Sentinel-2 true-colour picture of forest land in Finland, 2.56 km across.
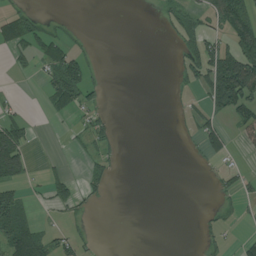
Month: July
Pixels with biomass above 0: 28%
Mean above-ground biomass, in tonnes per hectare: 31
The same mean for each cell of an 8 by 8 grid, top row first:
56 11 0 0 0 44 44 94
56 68 18 0 0 25 76 123
5 44 100 0 0 13 73 183
13 20 37 8 0 4 38 65
109 0 13 25 0 2 37 11
83 30 18 26 0 0 8 27
88 16 26 2 0 0 6 19
119 52 32 0 0 0 23 20
